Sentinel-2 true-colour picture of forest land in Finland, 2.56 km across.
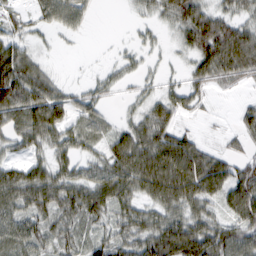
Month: February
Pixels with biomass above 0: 76%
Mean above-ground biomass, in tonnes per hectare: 53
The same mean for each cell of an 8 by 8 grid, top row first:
31 45 42 0 17 64 71 46
63 8 2 3 17 17 101 116
126 54 6 23 17 11 59 46
82 94 42 12 36 50 8 25
36 52 47 53 78 83 21 22
66 71 48 78 96 111 105 73
60 69 82 66 46 62 41 80
71 53 47 60 79 76 77 81
